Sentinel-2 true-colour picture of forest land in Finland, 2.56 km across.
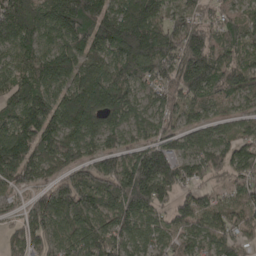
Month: April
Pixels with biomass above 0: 94%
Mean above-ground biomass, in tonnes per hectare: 143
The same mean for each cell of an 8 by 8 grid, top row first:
223 169 273 182 238 89 83 91
133 102 146 160 236 201 193 125
127 164 155 163 106 187 215 145
161 191 240 171 84 119 83 62
216 166 136 80 109 100 126 93
148 97 143 193 276 161 100 100
40 172 171 161 183 119 99 119
89 124 127 132 86 94 108 99
